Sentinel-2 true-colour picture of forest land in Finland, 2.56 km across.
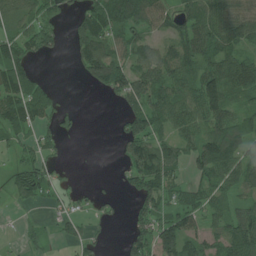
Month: July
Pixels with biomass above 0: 65%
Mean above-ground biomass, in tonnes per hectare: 68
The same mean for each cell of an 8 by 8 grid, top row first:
67 88 71 142 97 67 93 83
97 52 79 78 66 66 91 67
127 15 24 135 104 91 106 117
119 71 17 9 107 84 100 62
61 41 1 9 106 59 110 100
68 71 8 9 115 54 83 84
13 20 29 22 58 72 70 56
8 20 50 7 74 108 51 108
